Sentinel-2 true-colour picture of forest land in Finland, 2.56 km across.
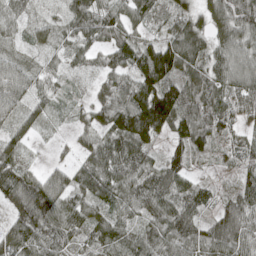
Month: May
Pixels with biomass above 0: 92%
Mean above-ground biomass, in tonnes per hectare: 73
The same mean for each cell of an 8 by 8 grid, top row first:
52 28 90 88 56 63 61 98
28 45 70 81 83 116 77 74
98 43 23 58 117 94 88 78
59 45 28 95 171 121 89 67
63 7 40 98 112 59 51 51
98 60 71 99 92 86 17 45
68 115 71 68 68 96 47 88
97 87 49 81 74 86 85 89
